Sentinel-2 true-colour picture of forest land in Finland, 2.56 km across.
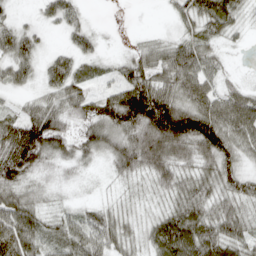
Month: April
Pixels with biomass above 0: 87%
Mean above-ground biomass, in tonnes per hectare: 53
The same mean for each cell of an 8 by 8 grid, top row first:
17 29 26 0 0 34 70 29
64 15 39 4 32 59 44 6
41 43 49 42 78 77 57 13
30 68 55 90 119 108 83 89
113 81 45 71 99 100 86 60
67 21 15 27 48 68 57 57
80 26 23 29 21 55 60 48
85 42 59 55 38 104 82 58
